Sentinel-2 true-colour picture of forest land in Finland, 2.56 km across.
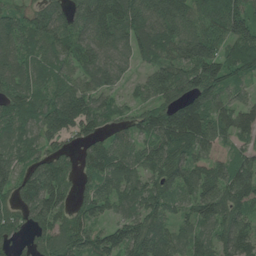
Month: June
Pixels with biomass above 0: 90%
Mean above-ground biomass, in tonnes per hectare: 98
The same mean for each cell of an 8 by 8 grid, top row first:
80 127 101 129 125 133 113 103
92 88 101 99 114 108 134 141
99 76 74 75 57 119 134 76
96 127 140 72 72 117 118 96
74 83 61 80 90 133 89 57
83 127 66 104 87 110 99 114
75 126 84 71 100 69 116 96
45 97 105 97 117 67 69 124
